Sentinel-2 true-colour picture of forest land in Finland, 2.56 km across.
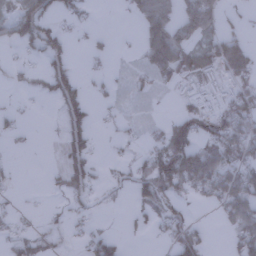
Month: January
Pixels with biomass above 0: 45%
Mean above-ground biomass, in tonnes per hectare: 43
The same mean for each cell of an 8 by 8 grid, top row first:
107 72 25 1 56 49 64 8
21 92 4 13 43 73 58 65
17 70 44 17 32 34 64 53
16 1 85 10 13 29 77 80
6 1 75 7 18 109 63 83
11 10 86 17 66 134 96 75
13 10 25 8 34 41 15 81
38 31 15 52 5 81 24 60
